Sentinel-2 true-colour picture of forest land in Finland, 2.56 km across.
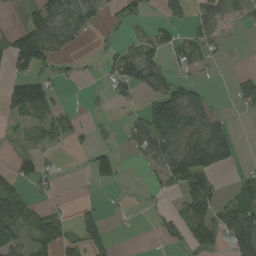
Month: August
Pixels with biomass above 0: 45%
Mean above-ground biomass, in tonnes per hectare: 50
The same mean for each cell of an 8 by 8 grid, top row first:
4 91 87 29 42 44 58 25
115 105 17 21 54 66 55 0
66 46 11 57 107 41 9 33
59 61 10 10 66 164 81 15
11 33 17 19 86 96 117 18
54 30 5 48 8 91 67 22
87 25 29 3 5 23 84 116
77 80 67 40 0 24 81 118
